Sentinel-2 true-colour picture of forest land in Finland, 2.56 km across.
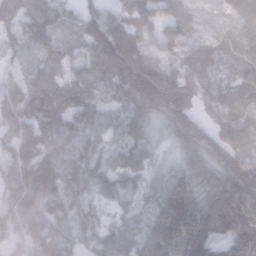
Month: January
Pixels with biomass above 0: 94%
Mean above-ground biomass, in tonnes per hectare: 89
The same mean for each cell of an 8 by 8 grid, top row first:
84 90 58 58 116 92 31 84
53 74 65 124 83 62 45 69
45 79 70 85 121 98 50 68
116 117 107 54 91 93 31 80
92 77 59 51 78 59 87 82
114 128 113 99 66 79 95 135
108 100 93 73 38 159 143 175
70 130 91 97 91 158 118 144
